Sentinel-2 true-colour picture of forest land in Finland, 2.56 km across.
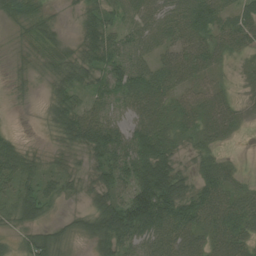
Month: August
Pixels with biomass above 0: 81%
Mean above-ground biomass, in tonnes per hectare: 49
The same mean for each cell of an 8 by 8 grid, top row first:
51 26 27 40 49 57 68 49
16 36 37 67 53 51 49 40
13 28 50 76 71 55 36 13
1 22 51 24 65 44 59 25
30 8 48 89 89 37 34 6
62 40 26 71 98 80 55 22
52 34 13 88 177 101 74 63
20 52 20 77 64 71 47 60
